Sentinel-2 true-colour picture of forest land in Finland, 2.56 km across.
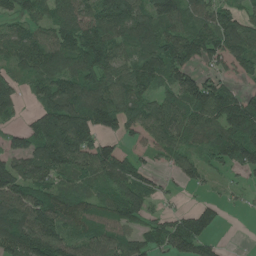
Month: June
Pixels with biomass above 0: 82%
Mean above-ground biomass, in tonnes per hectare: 98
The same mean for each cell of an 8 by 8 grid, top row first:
62 84 111 156 116 125 92 78
106 102 124 117 109 147 125 123
85 96 132 106 110 107 68 47
57 144 160 141 107 120 138 153
65 185 138 55 43 89 79 137
128 98 76 108 75 41 37 29
147 136 84 92 87 22 48 12
156 162 83 75 74 115 69 0
